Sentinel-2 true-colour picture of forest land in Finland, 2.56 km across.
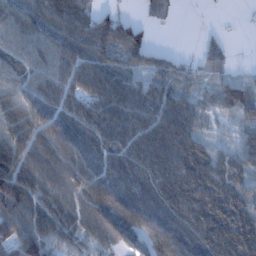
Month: January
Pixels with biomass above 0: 87%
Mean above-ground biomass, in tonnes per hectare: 87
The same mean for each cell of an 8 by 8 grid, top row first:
93 106 96 58 15 6 2 2
70 76 102 107 81 6 31 1
75 84 98 116 64 71 41 38
88 94 94 111 93 103 43 64
103 109 123 103 115 138 54 51
154 89 114 104 110 131 136 78
105 106 86 110 115 117 129 102
100 120 79 72 81 125 126 132
